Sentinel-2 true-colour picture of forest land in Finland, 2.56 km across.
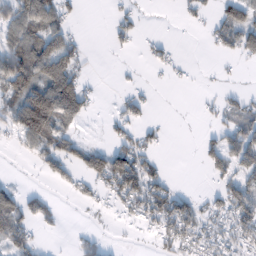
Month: February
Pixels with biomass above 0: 46%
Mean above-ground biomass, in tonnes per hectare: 42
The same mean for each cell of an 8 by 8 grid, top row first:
69 81 14 17 9 5 19 83
75 93 28 14 10 9 9 67
104 131 65 2 5 9 3 4
74 158 73 12 25 0 14 53
21 78 47 39 36 0 31 74
3 31 38 118 98 5 25 59
63 29 11 19 71 82 38 78
62 4 20 4 4 61 58 58
